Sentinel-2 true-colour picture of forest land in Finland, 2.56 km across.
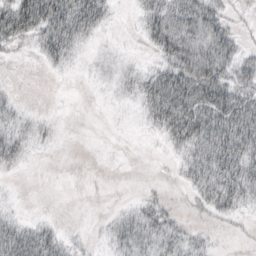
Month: October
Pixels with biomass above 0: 52%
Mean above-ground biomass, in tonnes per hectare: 21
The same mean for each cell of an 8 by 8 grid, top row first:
64 63 58 10 25 44 42 4
12 33 13 2 7 46 48 19
1 0 0 6 23 47 53 32
13 1 0 1 19 58 56 52
25 5 0 0 1 26 49 57
2 0 0 0 0 7 45 48
1 0 0 2 14 4 18 21
42 26 3 15 27 24 7 2
